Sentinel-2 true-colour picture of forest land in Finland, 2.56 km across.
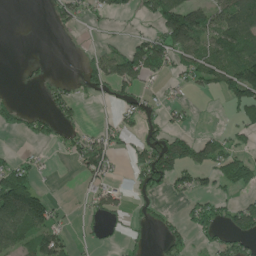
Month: June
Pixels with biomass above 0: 43%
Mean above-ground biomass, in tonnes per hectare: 53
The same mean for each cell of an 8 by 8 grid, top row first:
0 17 34 34 42 154 88 147
0 0 5 25 95 102 67 117
3 16 37 105 73 28 58 148
43 32 23 13 53 23 1 50
2 25 54 48 84 119 63 29
109 9 26 31 93 81 41 88
200 84 8 59 19 9 68 72
90 90 10 12 8 44 35 66
